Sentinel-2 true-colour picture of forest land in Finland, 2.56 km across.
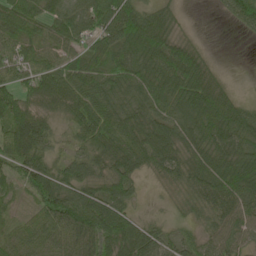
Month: May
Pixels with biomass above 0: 89%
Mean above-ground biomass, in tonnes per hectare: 66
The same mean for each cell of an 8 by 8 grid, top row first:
79 57 73 93 71 27 1 74
63 48 49 74 84 67 15 0
59 78 76 78 74 82 64 2
92 56 67 62 65 67 94 61
96 54 42 81 86 76 83 75
52 83 68 72 30 59 91 95
21 93 118 99 10 22 66 77
68 92 109 99 89 37 51 55
